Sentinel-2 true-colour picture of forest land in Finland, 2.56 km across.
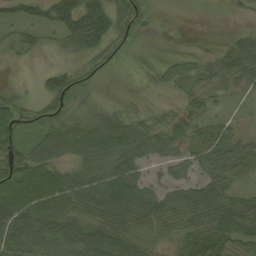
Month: September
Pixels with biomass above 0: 78%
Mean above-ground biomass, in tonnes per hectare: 54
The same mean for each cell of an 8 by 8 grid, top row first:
38 56 143 82 42 1 0 10
34 14 54 44 4 2 6 58
2 45 47 7 1 29 38 46
78 60 34 37 23 31 29 8
74 78 82 96 67 46 70 50
121 95 56 77 38 32 57 44
104 91 70 94 90 71 92 74
89 81 88 93 52 47 97 67
